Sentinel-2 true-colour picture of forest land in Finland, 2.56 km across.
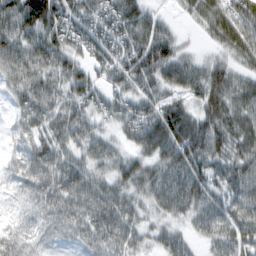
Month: February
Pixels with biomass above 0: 91%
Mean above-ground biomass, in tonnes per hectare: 71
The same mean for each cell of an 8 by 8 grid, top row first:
107 122 71 74 66 17 69 74
95 89 60 68 89 57 21 69
69 71 76 51 74 75 88 58
41 75 64 59 79 98 73 79
29 74 66 51 87 118 99 77
44 85 72 72 82 89 87 80
32 71 83 93 48 73 81 71
82 47 45 77 43 60 58 69
